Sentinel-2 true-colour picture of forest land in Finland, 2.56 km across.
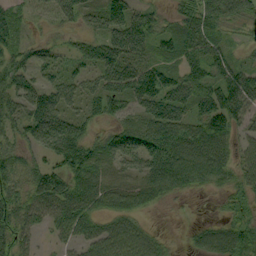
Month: September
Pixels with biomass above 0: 82%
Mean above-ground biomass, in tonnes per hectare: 60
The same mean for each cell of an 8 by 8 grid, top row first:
42 27 49 84 56 38 85 63
48 26 30 86 65 68 73 20
60 39 46 77 104 64 66 86
56 100 43 54 63 86 90 82
40 71 91 52 78 90 99 38
51 73 75 45 68 91 73 44
72 77 85 59 41 5 3 33
58 15 56 88 71 7 59 75
